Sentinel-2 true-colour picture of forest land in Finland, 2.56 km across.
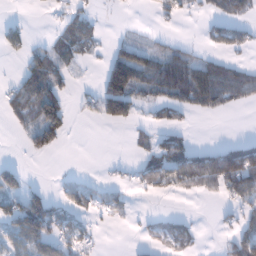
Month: January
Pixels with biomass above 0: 42%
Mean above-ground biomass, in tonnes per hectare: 40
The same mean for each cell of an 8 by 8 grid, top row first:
5 5 37 1 1 25 21 38
37 32 39 25 40 29 19 30
27 90 6 136 75 91 91 61
43 140 12 94 19 32 33 6
2 78 0 0 20 58 15 31
65 1 5 5 39 82 95 133
74 83 31 29 1 1 1 36
61 85 41 0 12 44 1 64
